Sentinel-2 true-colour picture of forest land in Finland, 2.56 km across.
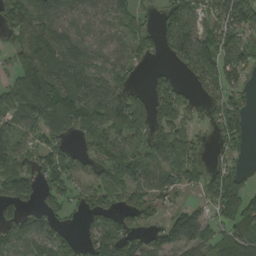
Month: August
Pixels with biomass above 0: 75%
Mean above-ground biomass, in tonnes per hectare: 99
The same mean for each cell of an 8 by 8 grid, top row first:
113 107 60 67 39 127 96 123
75 126 85 69 66 131 125 132
86 166 110 97 22 55 103 76
75 234 203 144 115 120 62 99
93 103 63 104 112 150 36 59
164 87 72 101 102 111 92 63
101 90 42 90 93 57 76 141
106 102 52 138 81 117 90 127
